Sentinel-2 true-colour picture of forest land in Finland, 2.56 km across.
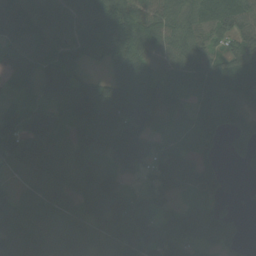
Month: August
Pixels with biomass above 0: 88%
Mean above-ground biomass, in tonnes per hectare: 81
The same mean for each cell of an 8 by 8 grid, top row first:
112 76 72 103 92 83 78 77
82 77 78 89 94 77 50 59
37 81 75 88 89 57 77 96
42 64 130 184 170 63 70 70
98 92 91 154 147 47 49 74
21 102 97 93 60 148 100 15
57 63 67 132 81 57 58 11
62 59 50 77 133 86 57 34
